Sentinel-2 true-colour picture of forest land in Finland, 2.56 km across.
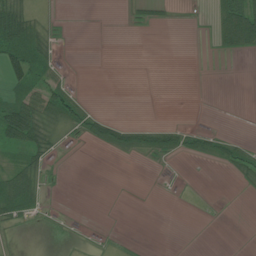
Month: July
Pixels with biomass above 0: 28%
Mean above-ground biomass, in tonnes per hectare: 12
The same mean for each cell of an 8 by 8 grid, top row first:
43 5 0 0 11 3 10 79
49 23 0 0 0 0 3 41
31 27 1 0 0 0 0 0
58 36 25 3 0 0 0 0
30 28 5 34 28 23 23 14
48 10 0 0 0 1 0 15
53 7 0 0 0 0 1 0
3 1 1 2 0 0 0 0
